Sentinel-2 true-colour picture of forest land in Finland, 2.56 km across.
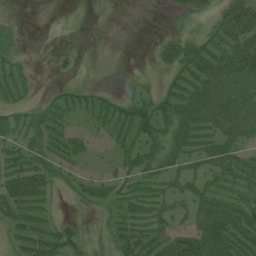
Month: July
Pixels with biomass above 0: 65%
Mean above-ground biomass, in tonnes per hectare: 32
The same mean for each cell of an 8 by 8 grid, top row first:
4 0 0 0 0 14 27 70
17 0 3 0 1 37 37 54
42 3 7 2 13 28 63 49
30 34 51 44 38 42 67 54
34 40 31 31 35 33 42 38
62 51 27 38 40 33 37 39
53 23 8 23 36 33 48 41
30 52 26 26 46 51 58 54
